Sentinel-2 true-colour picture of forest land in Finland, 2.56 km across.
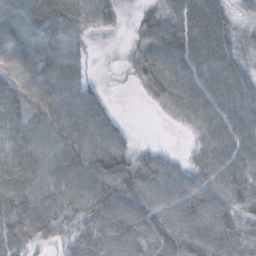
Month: October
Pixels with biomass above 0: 91%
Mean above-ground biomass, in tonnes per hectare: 63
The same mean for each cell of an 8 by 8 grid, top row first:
69 87 63 30 37 69 85 23
70 70 33 7 56 78 84 41
73 79 49 6 55 77 71 60
60 80 76 25 3 51 76 66
56 63 83 75 13 3 70 67
63 68 79 97 82 59 69 66
94 81 70 90 88 74 77 52
80 47 66 89 86 89 78 58
